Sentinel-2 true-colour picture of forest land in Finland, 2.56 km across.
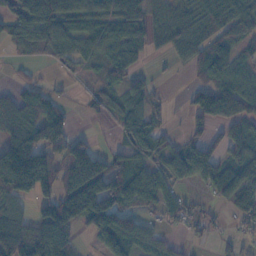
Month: November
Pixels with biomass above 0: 69%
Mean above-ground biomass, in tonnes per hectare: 69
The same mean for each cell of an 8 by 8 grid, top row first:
64 101 76 65 91 64 111 95
31 61 55 69 66 62 78 53
19 19 20 63 28 5 67 69
76 68 14 41 80 4 103 71
132 119 22 24 95 41 74 81
219 107 75 118 78 83 72 82
41 95 156 148 48 61 28 73
102 134 20 91 54 18 17 45
